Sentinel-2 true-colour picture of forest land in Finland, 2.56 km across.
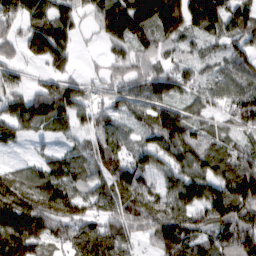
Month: March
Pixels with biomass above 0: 87%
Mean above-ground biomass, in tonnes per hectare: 93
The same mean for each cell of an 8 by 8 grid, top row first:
89 129 51 130 142 168 189 119
49 135 20 50 66 54 44 84
18 75 50 54 105 92 48 95
91 141 81 63 71 105 48 95
41 30 39 97 62 135 92 59
60 104 82 96 86 102 112 146
168 121 93 88 121 111 144 137
179 85 110 108 48 131 80 120
